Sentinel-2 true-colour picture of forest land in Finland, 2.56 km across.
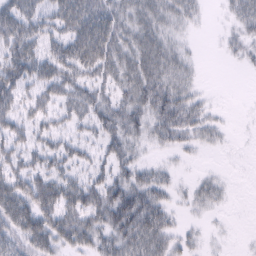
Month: February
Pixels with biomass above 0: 70%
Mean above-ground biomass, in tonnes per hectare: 35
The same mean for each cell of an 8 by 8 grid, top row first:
57 39 76 58 40 28 5 30
51 38 83 61 45 21 0 15
62 52 54 39 52 34 1 0
42 37 44 47 41 58 19 0
36 37 33 37 20 23 15 1
49 51 30 38 26 11 9 0
57 59 58 68 66 15 15 0
41 49 42 42 51 22 6 1
